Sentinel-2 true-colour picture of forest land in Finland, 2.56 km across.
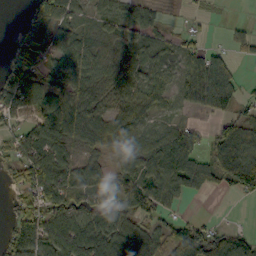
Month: October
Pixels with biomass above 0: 75%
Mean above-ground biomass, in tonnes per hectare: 64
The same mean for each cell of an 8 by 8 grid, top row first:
3 126 38 52 39 3 12 1
48 69 69 58 56 35 34 26
94 59 75 66 59 44 119 34
68 78 96 63 54 21 49 43
59 90 62 76 75 90 39 101
53 117 66 76 99 93 79 108
57 81 70 91 83 24 0 1
80 100 110 99 82 96 100 68
